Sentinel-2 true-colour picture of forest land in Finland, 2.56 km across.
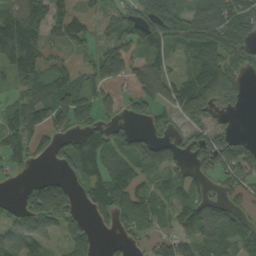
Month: September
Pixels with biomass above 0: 70%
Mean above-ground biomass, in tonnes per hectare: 80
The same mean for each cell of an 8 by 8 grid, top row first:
102 126 52 48 128 99 108 93
177 87 38 95 89 52 119 76
73 84 64 90 145 73 116 54
67 131 118 43 52 74 82 12
90 64 103 95 100 75 118 61
17 36 60 118 53 54 47 74
52 210 48 116 65 63 77 47
96 58 78 13 36 72 79 66
